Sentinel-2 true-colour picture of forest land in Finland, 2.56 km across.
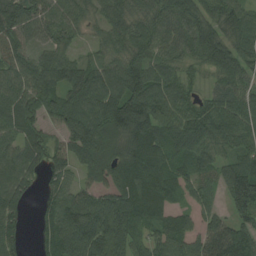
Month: August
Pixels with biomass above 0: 90%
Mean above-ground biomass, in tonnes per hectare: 90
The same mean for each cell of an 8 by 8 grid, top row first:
118 90 61 73 72 84 79 81
97 66 30 61 82 70 108 82
87 103 93 104 111 71 34 85
86 76 111 122 129 94 81 97
72 68 124 93 124 82 82 74
95 54 47 83 146 92 66 146
71 66 119 124 123 59 65 145
58 67 131 140 76 108 102 127
